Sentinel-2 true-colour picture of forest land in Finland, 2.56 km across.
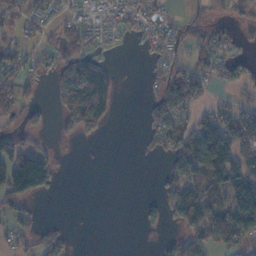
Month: November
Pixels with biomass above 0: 50%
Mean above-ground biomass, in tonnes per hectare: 48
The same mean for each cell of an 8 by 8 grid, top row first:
39 33 24 31 45 13 15 21
45 28 57 7 18 38 61 21
68 28 151 51 10 87 46 47
79 23 148 39 15 93 47 62
48 12 12 0 9 69 192 123
121 64 0 0 0 72 106 95
53 0 0 0 23 97 122 81
27 32 0 0 1 48 89 59
